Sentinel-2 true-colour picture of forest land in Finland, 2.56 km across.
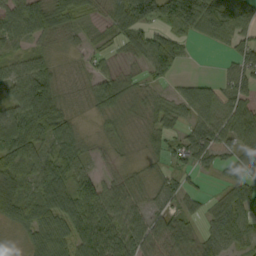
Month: September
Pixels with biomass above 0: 84%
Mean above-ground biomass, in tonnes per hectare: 59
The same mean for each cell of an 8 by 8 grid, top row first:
79 84 46 70 109 96 103 90
32 27 23 24 68 89 13 48
75 81 25 55 35 34 22 73
78 127 18 48 39 49 67 61
118 66 50 22 27 39 64 64
82 91 73 22 20 29 12 23
113 104 100 72 41 36 33 64
16 87 81 89 80 54 51 57
